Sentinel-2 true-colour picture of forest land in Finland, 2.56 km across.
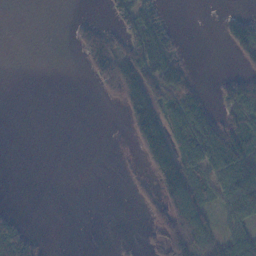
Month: November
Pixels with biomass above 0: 37%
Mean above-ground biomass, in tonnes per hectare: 42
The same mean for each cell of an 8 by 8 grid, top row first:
0 0 6 26 74 3 0 29
0 0 35 81 93 36 0 79
0 0 1 103 125 84 2 59
0 0 0 1 142 78 49 96
0 0 0 0 112 117 124 125
0 0 0 0 19 152 57 112
3 0 0 0 18 130 56 84
87 6 0 0 8 127 83 77
